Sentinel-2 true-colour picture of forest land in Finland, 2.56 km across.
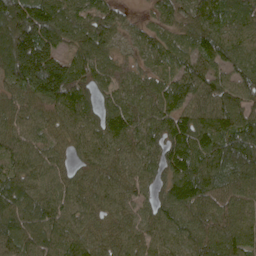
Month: May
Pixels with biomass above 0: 95%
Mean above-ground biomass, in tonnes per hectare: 80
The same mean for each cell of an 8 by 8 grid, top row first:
141 131 75 63 16 66 84 62
164 109 71 57 48 60 82 64
101 181 94 57 55 75 85 72
62 68 82 64 67 97 88 96
67 54 59 70 70 104 98 115
72 67 54 60 51 96 111 97
102 81 66 53 38 96 94 83
94 93 71 55 64 77 98 83
